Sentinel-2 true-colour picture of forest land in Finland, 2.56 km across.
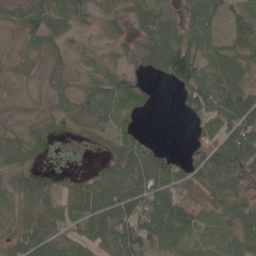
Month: June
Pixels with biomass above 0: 77%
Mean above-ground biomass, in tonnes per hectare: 53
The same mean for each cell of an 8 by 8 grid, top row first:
51 87 41 28 53 27 75 54
11 51 13 17 45 106 55 56
15 38 28 58 20 74 62 59
6 32 64 60 20 8 74 103
55 38 11 40 52 2 59 114
60 55 29 63 100 65 59 59
41 90 80 108 90 69 32 61
50 76 55 71 78 57 19 57
